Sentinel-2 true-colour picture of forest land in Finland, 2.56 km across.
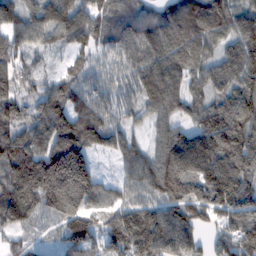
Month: February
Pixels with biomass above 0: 93%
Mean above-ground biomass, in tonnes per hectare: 118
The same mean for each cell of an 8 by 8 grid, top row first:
97 118 108 102 84 140 153 123
102 59 82 98 139 144 85 139
88 51 87 89 138 106 104 136
85 137 123 92 65 75 115 158
137 144 161 100 52 143 164 168
166 215 221 33 125 175 158 136
169 89 143 86 106 141 129 135
48 15 141 122 127 130 70 161
